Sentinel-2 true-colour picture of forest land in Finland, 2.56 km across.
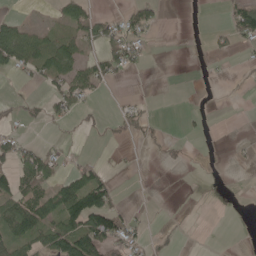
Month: May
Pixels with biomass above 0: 31%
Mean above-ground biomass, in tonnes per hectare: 26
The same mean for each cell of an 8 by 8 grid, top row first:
15 4 52 22 54 0 2 63
91 53 29 49 19 0 6 14
8 41 60 25 0 0 1 5
14 23 23 7 19 0 5 0
43 14 3 5 8 13 0 5
68 56 56 18 0 0 1 0
69 71 131 70 3 2 1 0
68 55 115 71 24 8 0 0
